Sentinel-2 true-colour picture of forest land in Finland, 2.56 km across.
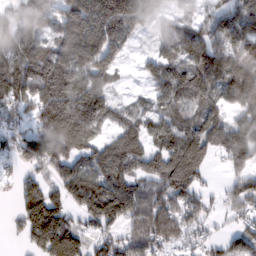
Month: February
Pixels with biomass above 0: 81%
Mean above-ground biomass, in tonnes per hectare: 110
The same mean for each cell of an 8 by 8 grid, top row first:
78 71 191 237 141 31 74 126
114 100 223 133 11 76 129 112
176 189 211 83 37 183 159 163
70 189 234 83 70 119 106 88
62 121 141 106 118 135 130 142
28 49 87 141 98 192 41 71
39 140 51 131 122 118 41 78
20 146 56 68 123 73 46 86
